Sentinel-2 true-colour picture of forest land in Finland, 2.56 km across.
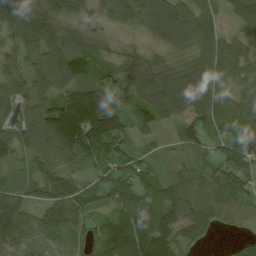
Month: August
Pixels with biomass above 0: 91%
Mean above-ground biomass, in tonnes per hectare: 79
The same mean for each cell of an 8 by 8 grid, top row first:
164 101 59 60 71 94 71 69
64 88 65 27 34 43 94 65
59 94 104 77 105 94 107 67
71 115 201 138 87 75 83 79
101 102 155 128 29 30 41 97
20 89 64 81 57 47 60 111
106 64 73 56 93 96 71 48
92 43 40 92 130 83 19 29
